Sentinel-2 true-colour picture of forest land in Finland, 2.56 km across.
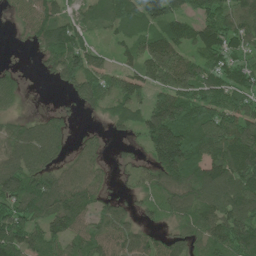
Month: June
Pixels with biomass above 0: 81%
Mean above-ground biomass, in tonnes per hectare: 89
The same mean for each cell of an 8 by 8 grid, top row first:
33 85 44 92 109 93 104 115
12 100 97 34 97 103 95 62
28 19 111 68 91 156 88 70
23 26 33 59 104 149 117 97
97 108 38 23 87 236 145 147
145 95 92 30 53 132 133 132
108 125 113 72 41 76 90 123
114 87 69 81 58 82 90 136
